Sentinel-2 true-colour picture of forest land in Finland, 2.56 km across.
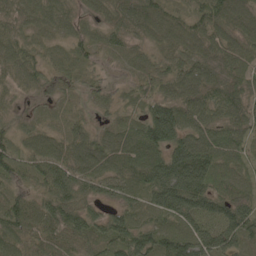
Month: May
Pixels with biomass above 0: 96%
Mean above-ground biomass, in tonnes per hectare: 66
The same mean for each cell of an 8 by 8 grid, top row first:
59 65 45 67 83 51 70 70
65 40 55 47 37 60 59 61
54 44 35 14 41 74 68 57
26 25 26 28 61 93 63 62
52 64 67 79 108 102 81 57
62 81 75 73 89 143 106 52
83 79 78 44 63 105 92 73
63 61 58 77 77 88 95 69
